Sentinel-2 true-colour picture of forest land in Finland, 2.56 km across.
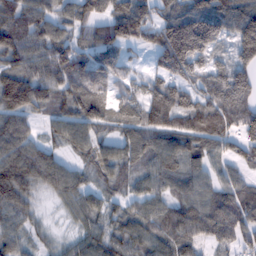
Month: February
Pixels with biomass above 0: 88%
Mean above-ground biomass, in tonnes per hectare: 99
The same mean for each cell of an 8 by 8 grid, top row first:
110 85 88 110 114 132 179 158
126 106 72 111 72 254 162 127
151 105 124 80 49 110 116 133
129 66 99 73 105 155 147 141
113 55 71 65 99 95 82 75
152 104 60 62 72 116 79 56
114 17 79 49 67 84 94 114
78 34 61 78 81 97 52 75
